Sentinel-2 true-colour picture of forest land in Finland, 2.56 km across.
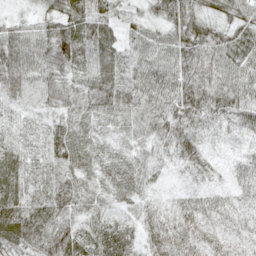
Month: May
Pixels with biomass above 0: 98%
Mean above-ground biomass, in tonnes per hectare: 47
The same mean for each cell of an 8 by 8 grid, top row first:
15 43 62 45 27 58 40 50
64 76 76 52 53 58 71 65
69 56 29 56 56 60 77 68
26 35 33 41 61 64 61 63
31 41 43 17 36 60 25 24
51 33 45 24 23 14 26 27
64 55 37 28 31 44 36 21
64 67 64 82 51 67 41 21
